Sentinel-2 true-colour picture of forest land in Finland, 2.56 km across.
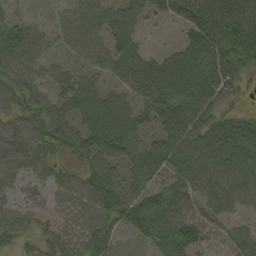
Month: September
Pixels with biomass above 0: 89%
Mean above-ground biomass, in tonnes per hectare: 58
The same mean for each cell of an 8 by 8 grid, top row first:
30 20 70 55 37 38 82 66
83 38 63 67 32 34 91 101
72 41 41 39 88 91 84 50
64 58 51 62 50 76 66 29
89 70 57 63 46 75 67 40
67 50 55 51 55 47 73 40
51 39 67 72 84 66 60 52
52 45 69 48 34 91 44 53
